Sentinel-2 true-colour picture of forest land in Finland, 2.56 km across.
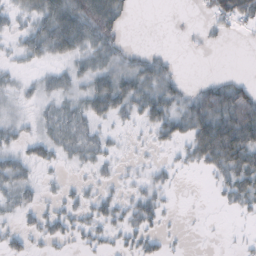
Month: October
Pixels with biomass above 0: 60%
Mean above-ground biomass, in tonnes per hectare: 24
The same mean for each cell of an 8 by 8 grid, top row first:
20 51 70 55 0 1 17 44
15 42 40 32 7 2 7 1
11 18 27 43 43 18 13 13
12 16 27 36 40 39 65 67
20 26 24 11 6 23 81 78
32 6 5 10 12 10 13 51
20 13 19 22 30 3 1 20
17 18 12 13 21 3 0 3
